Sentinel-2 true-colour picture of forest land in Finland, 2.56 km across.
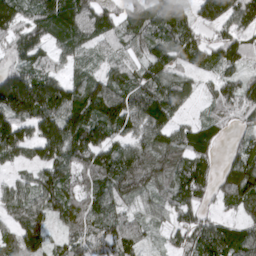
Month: April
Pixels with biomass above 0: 91%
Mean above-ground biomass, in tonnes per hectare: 81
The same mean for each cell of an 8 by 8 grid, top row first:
97 112 116 58 91 75 66 91
82 68 75 55 67 88 66 81
131 101 69 75 71 88 36 64
123 119 115 112 112 63 37 73
130 140 115 75 88 80 70 46
37 81 72 86 82 84 71 120
80 97 82 65 52 75 40 76
75 62 64 88 47 37 103 87
